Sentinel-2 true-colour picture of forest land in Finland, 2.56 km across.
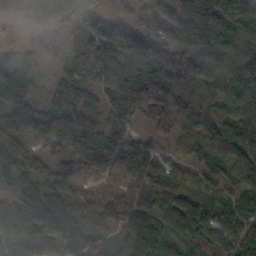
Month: October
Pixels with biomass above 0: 84%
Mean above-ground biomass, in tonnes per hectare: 88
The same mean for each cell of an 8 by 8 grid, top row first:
75 74 42 32 41 108 174 141
37 13 83 153 139 99 129 119
112 31 102 130 142 107 83 105
52 88 137 78 86 120 91 101
79 61 63 82 59 52 81 84
79 80 74 61 107 76 56 69
101 142 97 59 100 93 63 76
101 76 86 63 171 62 68 83
